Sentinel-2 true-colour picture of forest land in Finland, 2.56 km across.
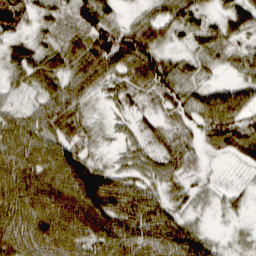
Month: March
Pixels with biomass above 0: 88%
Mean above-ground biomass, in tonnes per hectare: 54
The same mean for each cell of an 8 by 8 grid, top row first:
66 34 52 35 30 61 31 67
38 37 55 95 90 23 61 32
34 53 61 44 66 66 20 36
34 60 41 15 24 46 71 60
73 59 49 15 33 53 36 67
85 77 121 57 43 41 13 6
94 101 98 99 80 35 15 16
90 113 90 82 71 79 37 16
